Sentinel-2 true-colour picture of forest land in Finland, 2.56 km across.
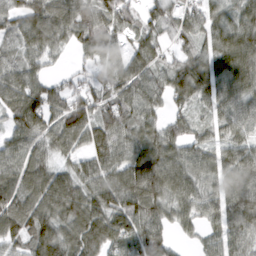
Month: March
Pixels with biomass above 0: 91%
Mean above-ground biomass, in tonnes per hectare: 83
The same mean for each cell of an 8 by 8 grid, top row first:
68 108 83 93 61 71 65 71
51 70 57 51 83 48 68 123
86 54 42 74 91 96 109 105
88 102 110 77 71 48 51 82
71 71 69 105 96 77 58 74
88 96 80 93 143 100 55 91
114 116 118 117 121 74 65 97
76 117 102 108 119 34 47 66
